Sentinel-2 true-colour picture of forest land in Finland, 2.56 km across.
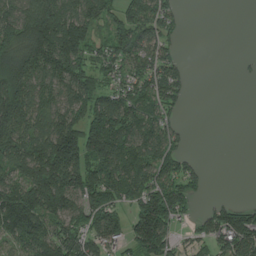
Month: July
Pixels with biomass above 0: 70%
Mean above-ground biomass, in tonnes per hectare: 114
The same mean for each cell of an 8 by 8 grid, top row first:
141 227 180 99 161 61 0 0
212 208 178 110 104 48 0 0
207 118 143 76 111 94 0 4
246 129 130 186 124 48 0 0
186 199 197 195 137 62 0 0
103 222 169 145 132 122 27 0
218 176 107 114 180 146 44 102
93 157 127 89 190 56 84 164
